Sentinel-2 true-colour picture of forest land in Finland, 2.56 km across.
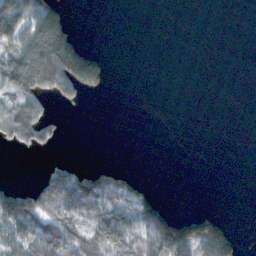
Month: November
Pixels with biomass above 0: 34%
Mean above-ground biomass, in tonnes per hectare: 43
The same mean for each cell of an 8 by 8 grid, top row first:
119 99 0 0 0 0 0 0
101 206 84 1 0 0 0 0
154 172 151 13 0 0 0 0
89 31 4 0 0 0 0 0
31 32 0 0 0 0 0 0
1 35 41 24 5 0 0 0
132 85 98 88 89 8 8 0
117 117 130 116 98 139 143 21
